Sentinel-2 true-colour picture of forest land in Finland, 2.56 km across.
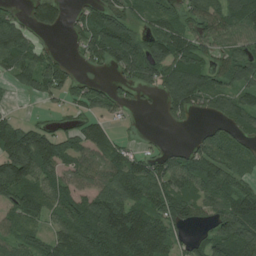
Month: July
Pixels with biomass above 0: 74%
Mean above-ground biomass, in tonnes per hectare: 81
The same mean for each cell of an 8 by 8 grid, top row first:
36 73 42 97 66 72 99 118
128 28 40 138 109 122 66 71
57 105 29 23 75 124 94 77
12 12 39 34 10 57 51 94
150 129 82 71 12 9 78 68
154 77 70 94 114 114 111 72
78 70 94 118 110 94 64 129
66 64 145 142 147 54 76 133
